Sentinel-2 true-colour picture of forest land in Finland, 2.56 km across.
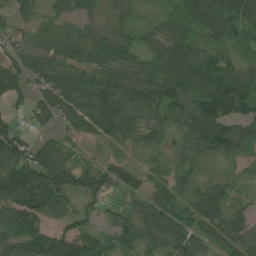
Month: July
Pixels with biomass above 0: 89%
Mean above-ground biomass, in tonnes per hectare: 73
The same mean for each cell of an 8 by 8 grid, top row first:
34 35 45 30 21 45 111 115
45 64 77 66 46 65 61 47
72 70 81 85 78 93 100 103
25 76 97 145 102 85 149 94
89 63 35 54 44 36 102 95
150 116 77 75 43 60 31 22
140 107 51 19 76 90 88 37
101 105 107 46 56 86 58 76
